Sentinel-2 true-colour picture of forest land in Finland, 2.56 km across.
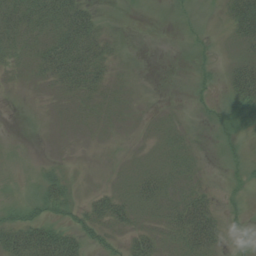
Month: August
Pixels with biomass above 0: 45%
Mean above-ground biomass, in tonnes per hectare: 18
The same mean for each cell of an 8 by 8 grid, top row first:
43 53 53 1 0 3 1 54
22 42 59 13 0 0 3 11
3 23 49 12 0 0 5 60
0 1 8 6 2 2 5 40
0 0 0 1 4 14 0 8
0 18 2 4 26 19 2 4
11 29 17 44 18 32 42 5
55 75 39 13 31 20 53 6
